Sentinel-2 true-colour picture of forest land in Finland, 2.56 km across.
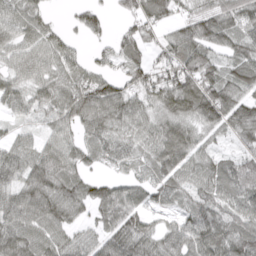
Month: April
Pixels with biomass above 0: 86%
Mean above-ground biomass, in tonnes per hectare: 75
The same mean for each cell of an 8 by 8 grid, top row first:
77 35 43 23 84 54 80 95
71 75 28 49 49 84 85 79
59 63 71 58 71 100 93 87
48 52 102 93 65 108 125 105
57 58 55 80 64 114 45 53
77 116 69 34 42 81 84 113
96 102 59 94 55 44 86 90
98 71 61 87 81 97 125 101
